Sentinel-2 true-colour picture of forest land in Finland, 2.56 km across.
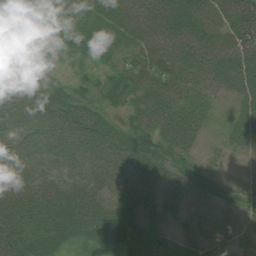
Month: August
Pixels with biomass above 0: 93%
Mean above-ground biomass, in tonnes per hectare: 51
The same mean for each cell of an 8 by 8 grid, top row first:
43 48 37 54 64 78 59 82
35 25 40 34 53 64 62 83
68 32 25 39 54 58 47 68
68 73 66 30 64 62 25 35
44 51 62 65 71 78 15 34
49 43 44 55 52 52 33 14
56 56 61 52 43 47 49 40
65 66 47 59 56 41 48 44
